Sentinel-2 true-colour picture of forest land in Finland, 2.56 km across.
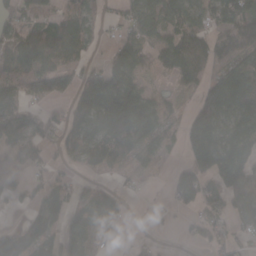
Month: March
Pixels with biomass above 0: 70%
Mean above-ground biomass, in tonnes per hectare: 71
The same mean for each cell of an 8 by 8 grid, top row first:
55 52 59 17 82 55 61 115
94 135 58 29 45 88 71 93
109 111 59 117 51 44 72 140
120 41 69 188 131 38 108 136
77 51 76 113 67 28 145 108
20 35 22 31 10 51 103 130
17 85 69 78 2 23 52 61
142 106 68 31 7 4 34 24
